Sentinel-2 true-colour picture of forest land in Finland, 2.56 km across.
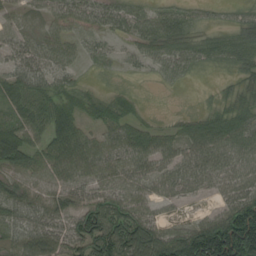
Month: August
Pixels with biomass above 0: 83%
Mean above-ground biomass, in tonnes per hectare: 56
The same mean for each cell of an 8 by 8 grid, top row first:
29 30 40 48 44 50 16 23
44 46 24 12 37 47 37 54
62 43 17 5 5 22 3 28
51 66 47 52 16 11 31 46
88 59 72 48 58 42 79 70
47 52 59 58 51 56 60 61
62 63 64 77 46 16 17 110
63 79 94 139 125 115 233 260
